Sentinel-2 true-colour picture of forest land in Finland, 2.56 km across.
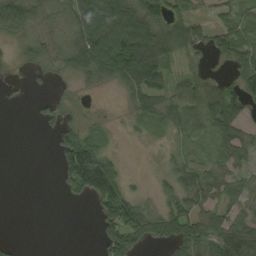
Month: September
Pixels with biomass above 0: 65%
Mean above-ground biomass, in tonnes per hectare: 46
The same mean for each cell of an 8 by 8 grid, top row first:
91 41 82 122 103 50 18 41
23 48 97 129 169 80 35 55
5 14 26 54 69 34 29 44
0 24 7 3 37 54 57 56
0 3 86 10 4 20 20 57
0 0 142 116 6 50 54 37
0 0 3 114 50 47 42 38
5 0 0 79 57 68 68 101
